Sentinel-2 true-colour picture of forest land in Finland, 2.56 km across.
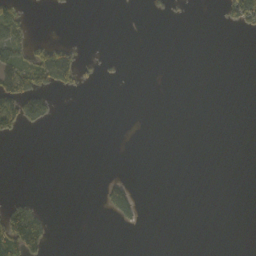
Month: October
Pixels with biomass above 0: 11%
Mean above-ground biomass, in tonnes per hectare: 14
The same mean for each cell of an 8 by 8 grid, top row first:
46 2 0 0 2 5 0 66
54 46 12 0 0 0 0 0
71 66 31 5 0 0 0 0
98 50 0 0 0 0 0 0
3 0 0 0 0 0 0 0
0 0 0 7 0 0 0 0
53 9 0 85 11 0 0 0
125 49 0 0 0 0 0 0
